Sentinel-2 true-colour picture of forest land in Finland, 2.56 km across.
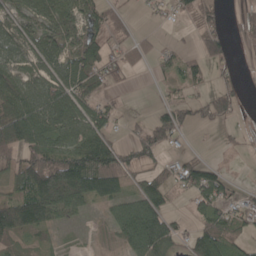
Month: May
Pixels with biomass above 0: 63%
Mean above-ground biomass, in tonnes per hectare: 57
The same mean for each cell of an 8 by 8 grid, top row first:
51 65 82 46 7 22 43 33
61 69 94 36 31 20 62 13
62 69 81 32 2 30 27 25
110 86 75 36 7 77 65 22
99 88 92 63 84 21 1 15
70 152 160 130 58 59 87 3
112 96 40 40 107 12 73 47
38 14 3 13 115 48 103 42
